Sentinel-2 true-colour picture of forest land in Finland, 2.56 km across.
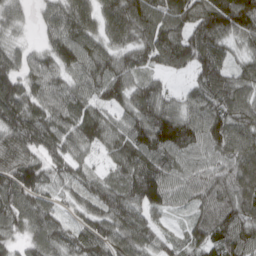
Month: April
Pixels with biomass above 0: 95%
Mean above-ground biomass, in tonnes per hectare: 89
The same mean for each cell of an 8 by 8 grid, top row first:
50 66 99 95 108 107 142 147
51 67 107 74 95 121 125 45
109 86 69 109 61 20 102 84
114 88 92 64 102 85 95 95
76 102 82 82 121 116 87 97
118 79 63 60 123 78 73 91
105 78 53 118 89 39 75 103
62 101 95 105 89 37 97 119
